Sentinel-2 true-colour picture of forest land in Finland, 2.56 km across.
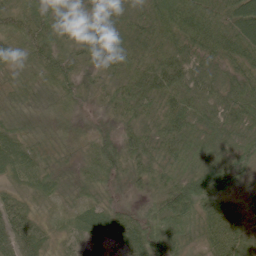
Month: June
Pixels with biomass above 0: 99%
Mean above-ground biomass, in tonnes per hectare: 55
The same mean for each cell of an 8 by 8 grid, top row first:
52 62 47 72 60 101 83 84
38 64 48 54 48 64 78 85
33 60 40 35 80 84 77 52
37 31 19 30 53 80 63 67
59 23 27 39 62 67 57 49
41 40 38 40 47 53 98 40
42 16 40 34 30 98 72 38
77 27 43 57 77 60 58 65
